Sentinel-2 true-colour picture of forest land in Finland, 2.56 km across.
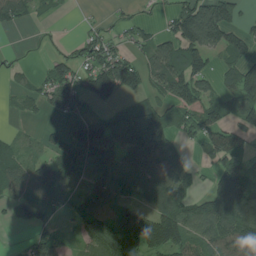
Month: July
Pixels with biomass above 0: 67%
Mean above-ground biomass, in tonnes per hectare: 79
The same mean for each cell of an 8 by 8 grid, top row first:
75 13 5 13 18 92 171 51
4 4 43 65 41 110 122 92
13 72 86 154 67 110 62 96
13 33 52 46 80 76 104 90
38 33 137 108 153 61 81 83
83 114 67 112 119 117 27 97
45 57 60 92 67 148 124 177
6 73 40 150 146 112 90 169
